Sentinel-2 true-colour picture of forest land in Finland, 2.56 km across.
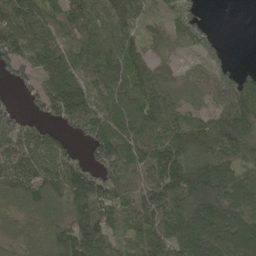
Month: May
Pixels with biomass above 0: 87%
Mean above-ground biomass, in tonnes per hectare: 104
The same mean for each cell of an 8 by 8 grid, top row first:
165 98 131 148 82 81 12 0
137 131 130 132 68 51 39 0
47 115 106 140 112 54 63 74
37 72 147 139 143 95 59 141
107 89 32 134 140 107 139 133
125 125 125 89 101 140 184 106
66 88 125 104 117 128 175 103
50 94 149 82 116 130 164 129
